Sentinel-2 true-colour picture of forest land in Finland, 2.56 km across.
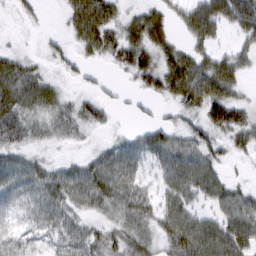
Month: March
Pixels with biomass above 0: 80%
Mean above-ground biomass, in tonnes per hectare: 45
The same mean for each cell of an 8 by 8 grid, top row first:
13 3 79 56 56 29 89 87
13 18 36 59 72 46 39 33
66 31 13 6 47 88 100 39
61 46 41 15 13 27 62 52
42 22 12 23 42 50 48 41
51 46 46 60 25 60 62 8
29 47 38 45 47 59 31 65
31 28 43 44 44 74 83 76
